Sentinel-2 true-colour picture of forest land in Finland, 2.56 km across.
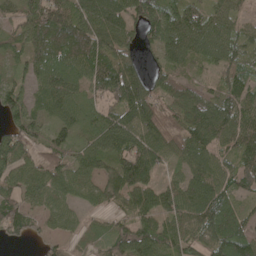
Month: May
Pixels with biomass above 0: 87%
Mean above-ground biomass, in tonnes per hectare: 80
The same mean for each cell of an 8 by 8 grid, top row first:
56 130 77 90 102 88 63 33
49 120 121 65 45 87 85 78
48 89 77 126 68 61 26 77
88 72 64 69 110 75 119 94
98 95 61 99 119 67 110 106
71 74 58 95 107 36 98 104
93 46 37 47 86 88 128 61
41 28 35 89 103 82 90 117
